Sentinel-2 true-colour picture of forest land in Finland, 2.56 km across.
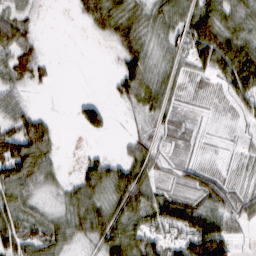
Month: February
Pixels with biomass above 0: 73%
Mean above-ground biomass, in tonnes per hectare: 48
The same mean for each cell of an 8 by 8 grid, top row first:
49 1 26 87 49 58 91 57
73 3 0 23 56 43 104 86
51 17 0 21 80 31 25 110
58 10 38 16 34 24 9 26
113 63 1 2 39 18 9 13
100 45 43 73 56 25 40 13
62 24 71 66 84 93 62 44
76 68 38 94 78 51 136 18
